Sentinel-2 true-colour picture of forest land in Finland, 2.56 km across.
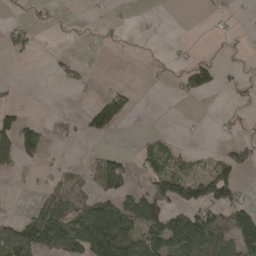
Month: April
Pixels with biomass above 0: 36%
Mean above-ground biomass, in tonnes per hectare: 43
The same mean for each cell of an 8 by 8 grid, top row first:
12 9 3 6 2 0 6 5
28 8 10 5 2 5 2 6
7 4 23 11 5 19 55 18
33 0 15 100 9 5 1 9
89 14 6 2 19 16 9 38
10 21 29 78 44 87 93 52
1 84 68 108 111 76 92 84
107 113 131 211 105 155 150 129
